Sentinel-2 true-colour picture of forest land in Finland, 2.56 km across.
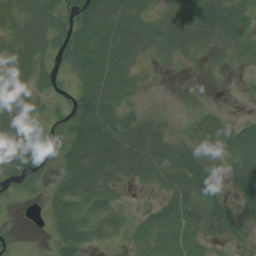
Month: July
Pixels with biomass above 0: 79%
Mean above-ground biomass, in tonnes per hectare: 46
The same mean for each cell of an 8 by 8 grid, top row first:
55 71 67 75 36 52 80 57
63 47 60 66 44 43 21 37
82 28 44 57 12 1 1 6
92 17 68 56 19 3 20 4
92 41 78 70 72 24 32 68
56 27 72 43 42 67 51 76
4 35 49 42 17 67 58 57
6 18 64 21 51 73 33 24
